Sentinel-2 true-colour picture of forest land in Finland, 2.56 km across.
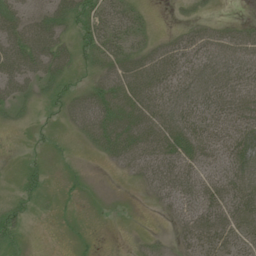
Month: July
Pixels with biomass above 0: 65%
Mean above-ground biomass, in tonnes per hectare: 25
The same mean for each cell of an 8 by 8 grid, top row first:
31 31 33 33 9 4 8 4
41 43 24 29 20 35 38 35
33 24 9 39 45 39 41 37
10 7 36 52 43 41 42 41
1 4 6 43 42 50 39 46
4 6 4 2 26 39 30 41
16 2 2 2 2 24 41 45
13 0 3 0 6 13 37 29
